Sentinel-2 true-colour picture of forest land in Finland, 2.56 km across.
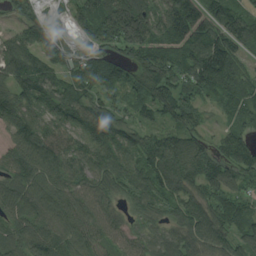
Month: August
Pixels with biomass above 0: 92%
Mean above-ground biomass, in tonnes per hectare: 93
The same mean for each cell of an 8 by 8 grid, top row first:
45 26 98 185 152 182 111 105
93 73 35 83 140 112 148 82
98 85 88 71 111 108 133 93
94 103 100 101 61 111 35 69
94 110 97 112 88 112 54 85
104 107 82 98 99 120 86 61
95 101 86 52 63 91 103 64
102 107 80 50 66 87 106 93
